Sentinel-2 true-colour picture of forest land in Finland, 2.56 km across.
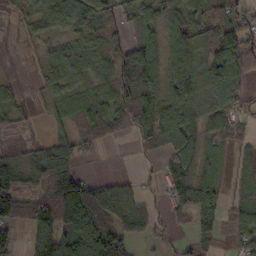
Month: October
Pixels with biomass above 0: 75%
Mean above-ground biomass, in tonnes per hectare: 63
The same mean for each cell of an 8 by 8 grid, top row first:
22 93 92 60 60 76 92 75
7 26 47 66 98 85 100 92
12 31 46 80 100 90 92 58
33 17 51 72 106 86 57 41
6 54 26 14 40 76 33 26
84 142 62 12 13 64 38 33
88 132 153 87 37 53 77 65
40 108 122 112 41 21 34 58
